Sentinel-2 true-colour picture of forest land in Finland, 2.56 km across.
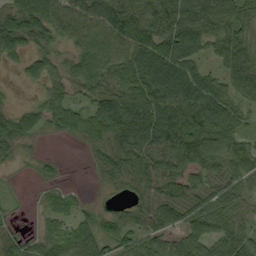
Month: September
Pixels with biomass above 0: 82%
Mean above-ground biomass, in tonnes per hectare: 59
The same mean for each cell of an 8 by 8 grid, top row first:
83 92 77 76 59 97 50 42
56 42 51 74 84 90 40 57
7 47 55 72 91 85 53 51
40 64 54 99 94 90 93 52
46 4 25 81 85 95 92 62
3 10 0 57 81 72 66 69
6 28 25 22 57 84 74 48
31 52 72 55 62 54 70 78
